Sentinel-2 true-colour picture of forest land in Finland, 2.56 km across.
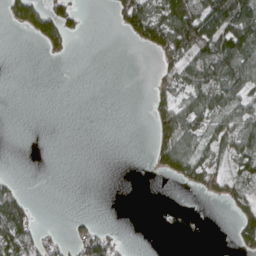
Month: April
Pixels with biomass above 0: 35%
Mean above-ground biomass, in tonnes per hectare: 30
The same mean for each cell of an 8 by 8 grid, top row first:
41 69 17 18 90 110 96 109
0 26 0 0 22 91 94 103
0 0 0 0 0 43 77 72
0 0 0 0 2 65 66 56
0 0 0 0 0 86 46 64
6 0 0 0 1 29 40 44
91 0 0 0 0 0 0 41
87 21 37 31 0 0 0 35
